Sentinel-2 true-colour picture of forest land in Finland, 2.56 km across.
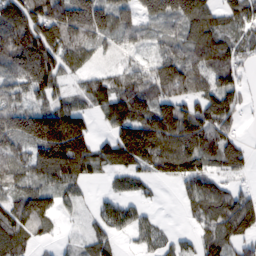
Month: February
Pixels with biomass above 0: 81%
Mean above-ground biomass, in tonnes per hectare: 96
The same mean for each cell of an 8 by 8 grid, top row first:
124 143 175 121 81 122 103 101
183 150 106 35 44 82 146 82
100 125 39 61 97 149 70 59
127 121 85 91 120 131 126 56
113 219 164 112 214 157 131 62
94 106 85 47 55 101 90 35
100 107 27 55 33 10 109 130
87 28 29 51 47 38 86 86
